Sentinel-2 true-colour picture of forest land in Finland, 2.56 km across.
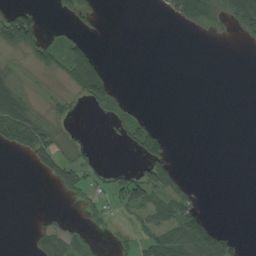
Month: August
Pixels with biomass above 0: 31%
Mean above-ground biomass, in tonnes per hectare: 26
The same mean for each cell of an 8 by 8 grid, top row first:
70 4 44 0 0 31 42 58
50 56 43 0 0 0 0 1
25 4 87 31 0 0 0 0
97 13 4 20 9 0 0 0
73 66 7 2 75 2 0 0
0 28 47 30 68 49 0 0
0 6 9 17 52 43 11 0
0 61 20 6 41 104 118 14
